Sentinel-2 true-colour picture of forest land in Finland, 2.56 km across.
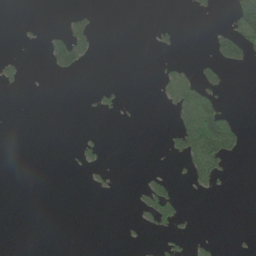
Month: June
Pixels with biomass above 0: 13%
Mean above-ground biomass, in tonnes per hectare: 16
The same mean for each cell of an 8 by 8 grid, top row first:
0 0 23 0 0 0 11 82
2 32 66 0 0 10 12 79
17 2 2 0 0 46 42 0
0 0 2 10 0 43 111 4
0 0 13 1 0 40 133 36
0 0 3 8 12 9 62 0
0 0 0 0 37 48 0 0
0 0 0 0 3 16 10 2
